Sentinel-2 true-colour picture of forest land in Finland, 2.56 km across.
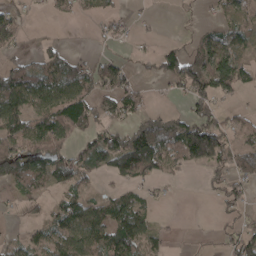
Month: April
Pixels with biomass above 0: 57%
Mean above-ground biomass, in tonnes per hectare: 56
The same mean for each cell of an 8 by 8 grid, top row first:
43 12 26 32 10 4 10 42
29 25 5 16 6 25 77 62
89 86 96 81 12 73 116 75
90 102 95 58 47 33 62 24
83 95 46 96 147 99 172 55
88 84 63 44 70 23 27 57
13 27 90 77 51 0 1 42
27 61 108 103 75 4 3 58
